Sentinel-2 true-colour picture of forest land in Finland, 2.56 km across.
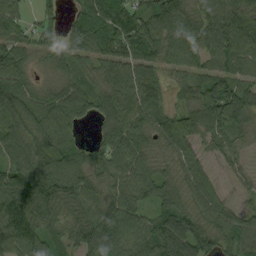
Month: September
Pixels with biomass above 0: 91%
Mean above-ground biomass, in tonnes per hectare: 79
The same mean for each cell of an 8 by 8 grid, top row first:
61 37 61 110 96 108 97 109
73 46 64 85 89 87 79 85
83 41 68 81 98 44 83 67
47 79 51 86 98 66 127 127
67 73 51 86 75 70 41 47
78 108 92 86 69 57 41 25
130 110 97 95 62 65 73 31
127 86 80 112 98 111 75 76
